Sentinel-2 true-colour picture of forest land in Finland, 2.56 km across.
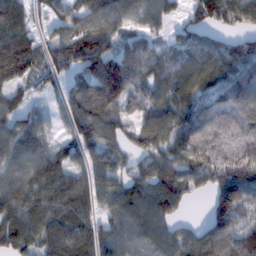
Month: February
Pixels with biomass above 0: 87%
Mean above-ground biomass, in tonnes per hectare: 92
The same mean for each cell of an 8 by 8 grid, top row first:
99 49 80 100 86 41 120 121
135 58 138 84 62 53 83 83
65 55 60 218 81 95 88 100
74 32 97 81 83 106 82 97
102 52 66 67 87 94 106 112
87 123 74 86 94 95 96 131
98 95 101 82 140 77 52 112
100 110 123 100 107 105 105 117
